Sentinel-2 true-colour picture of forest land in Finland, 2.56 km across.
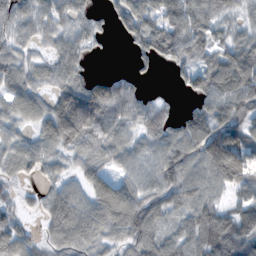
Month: November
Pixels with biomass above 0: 82%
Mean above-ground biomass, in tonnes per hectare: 74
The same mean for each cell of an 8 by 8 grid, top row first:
66 62 54 41 82 82 71 40
52 36 60 3 66 83 57 78
75 52 67 72 20 22 89 131
70 92 207 101 64 36 103 83
58 74 104 82 60 85 134 95
36 43 49 60 68 86 86 120
42 60 85 135 104 66 79 76
83 43 78 59 89 65 107 106
